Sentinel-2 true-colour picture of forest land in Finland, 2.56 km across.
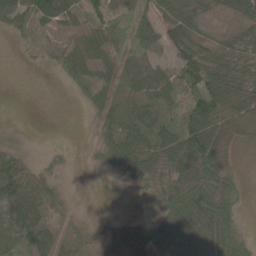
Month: May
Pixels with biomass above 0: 78%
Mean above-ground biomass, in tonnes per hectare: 41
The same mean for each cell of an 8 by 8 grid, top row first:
39 42 26 32 45 58 21 35
5 11 38 35 62 75 39 56
0 1 29 35 62 48 63 51
0 0 7 47 54 31 72 46
14 6 6 55 54 79 83 25
83 57 8 19 38 61 73 16
68 47 18 6 16 78 65 20
57 50 29 69 68 83 80 36
